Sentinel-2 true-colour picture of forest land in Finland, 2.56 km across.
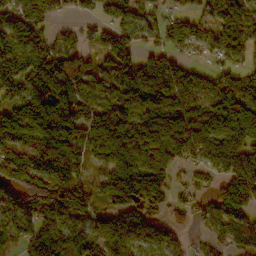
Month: November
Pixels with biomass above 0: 83%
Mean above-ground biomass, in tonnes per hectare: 82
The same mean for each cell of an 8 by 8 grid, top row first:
103 76 43 51 54 39 55 62
111 111 65 122 50 53 42 55
124 132 94 72 77 77 51 78
89 180 121 85 89 100 69 125
104 115 102 89 81 86 85 92
111 128 82 100 109 28 34 94
112 132 104 73 77 39 46 88
78 117 77 74 59 36 20 47
